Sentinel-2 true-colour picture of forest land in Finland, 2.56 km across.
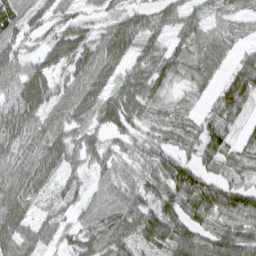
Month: March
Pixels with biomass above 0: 87%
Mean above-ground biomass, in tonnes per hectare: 47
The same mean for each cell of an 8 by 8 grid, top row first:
43 42 30 31 35 39 27 22
46 50 80 77 40 34 65 19
55 61 67 45 57 42 47 69
39 62 68 59 39 27 27 56
35 47 44 27 23 39 58 28
39 42 25 36 49 69 36 33
50 16 29 58 52 69 66 94
47 33 51 72 55 71 57 69
